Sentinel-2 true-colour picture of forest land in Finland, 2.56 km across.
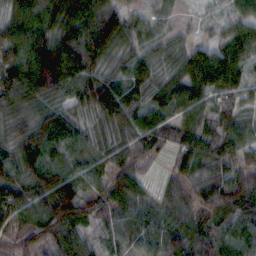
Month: October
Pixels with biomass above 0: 93%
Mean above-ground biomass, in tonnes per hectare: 72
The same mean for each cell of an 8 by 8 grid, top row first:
71 106 131 104 33 20 13 48
81 126 145 102 40 31 58 74
96 143 114 80 72 60 108 66
58 74 51 112 83 71 58 55
62 102 68 47 63 61 73 63
69 81 67 67 28 46 65 65
96 91 98 62 55 57 65 98
36 66 83 35 54 78 60 81
